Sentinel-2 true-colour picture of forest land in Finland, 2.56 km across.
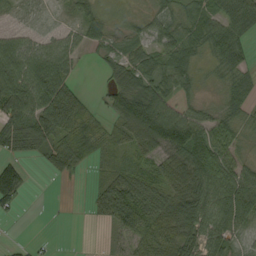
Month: September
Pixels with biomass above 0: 76%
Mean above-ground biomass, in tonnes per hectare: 57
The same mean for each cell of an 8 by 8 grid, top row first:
29 16 38 14 28 48 55 64
72 51 37 41 51 84 58 71
96 100 13 36 72 80 10 42
91 101 72 66 124 79 28 34
101 68 96 50 83 69 102 26
41 14 17 41 67 102 108 69
34 0 1 106 97 94 62 101
5 4 0 16 85 91 72 44
